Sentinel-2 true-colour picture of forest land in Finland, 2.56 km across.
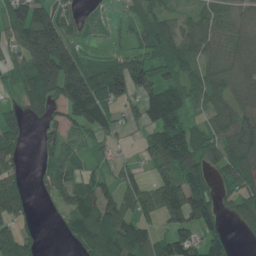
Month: June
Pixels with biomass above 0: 75%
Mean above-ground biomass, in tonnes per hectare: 92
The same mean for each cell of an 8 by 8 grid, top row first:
123 135 39 19 73 52 71 64
90 279 64 26 68 91 84 92
57 204 201 185 110 75 94 82
61 71 157 89 85 110 70 105
77 61 49 36 46 130 102 143
60 64 64 47 49 100 87 99
116 14 132 120 92 130 125 85
149 4 91 160 113 121 98 16
